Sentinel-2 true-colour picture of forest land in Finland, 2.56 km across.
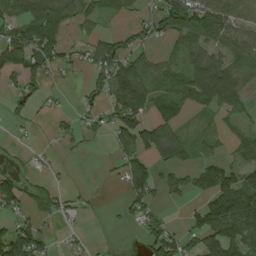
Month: August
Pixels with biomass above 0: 56%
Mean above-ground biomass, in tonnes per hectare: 52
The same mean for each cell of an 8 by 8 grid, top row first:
58 87 44 24 31 125 137 80
117 105 26 92 40 33 69 76
42 38 8 101 84 42 106 54
27 11 23 58 70 44 26 34
10 7 16 33 91 93 20 31
38 19 0 9 73 26 70 60
46 55 19 3 50 4 79 125
108 34 21 3 46 67 84 87
